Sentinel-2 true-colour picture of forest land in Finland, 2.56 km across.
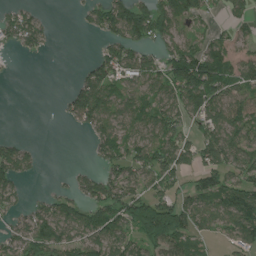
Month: July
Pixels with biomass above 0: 63%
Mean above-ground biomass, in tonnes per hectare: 71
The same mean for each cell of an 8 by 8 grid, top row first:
56 11 15 109 109 118 42 56
41 24 0 67 62 84 87 42
2 0 44 92 84 121 158 82
0 0 100 93 85 94 119 99
43 0 1 107 96 99 106 92
81 2 38 67 81 74 93 73
46 62 69 105 114 106 91 144
73 106 85 104 89 107 32 71
